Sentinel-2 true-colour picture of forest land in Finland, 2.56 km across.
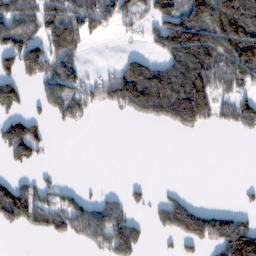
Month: February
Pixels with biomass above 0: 49%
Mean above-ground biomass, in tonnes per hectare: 83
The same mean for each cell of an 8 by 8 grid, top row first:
112 122 140 118 78 129 137 161
149 149 87 1 31 173 165 205
113 112 81 99 180 130 154 137
79 54 76 33 89 134 119 117
176 37 0 0 0 0 0 1
36 17 0 0 2 0 0 0
175 119 94 102 29 131 45 39
0 22 61 154 48 50 119 189
